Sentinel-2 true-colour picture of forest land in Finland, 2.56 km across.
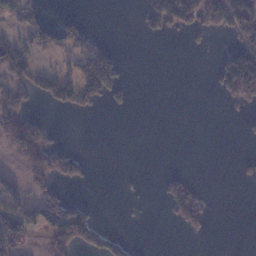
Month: January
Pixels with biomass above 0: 26%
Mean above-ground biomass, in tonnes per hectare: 42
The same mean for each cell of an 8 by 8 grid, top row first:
46 12 13 0 41 141 106 197
57 34 55 23 0 0 14 94
67 63 93 85 0 0 8 250
104 16 35 14 0 0 0 20
114 75 1 0 0 0 0 3
32 106 55 0 4 35 0 13
88 99 56 0 3 82 38 0
78 49 105 55 0 0 9 0
